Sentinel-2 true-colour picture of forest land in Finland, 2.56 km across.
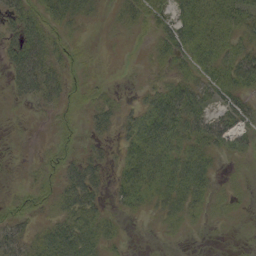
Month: September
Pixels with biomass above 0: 68%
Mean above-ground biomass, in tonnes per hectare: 24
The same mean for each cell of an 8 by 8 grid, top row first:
33 29 24 6 25 35 33 43
44 43 10 2 4 41 42 30
39 50 11 4 6 29 33 42
1 10 11 24 36 57 29 35
1 7 11 12 58 34 34 26
1 17 45 17 52 46 29 4
15 13 49 12 17 28 15 5
29 36 49 17 1 3 1 2
